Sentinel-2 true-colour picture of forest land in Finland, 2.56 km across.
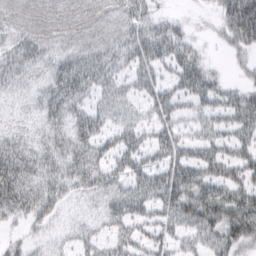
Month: March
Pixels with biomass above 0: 82%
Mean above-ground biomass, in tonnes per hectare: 33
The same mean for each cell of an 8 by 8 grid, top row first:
20 24 24 21 33 13 8 98
33 25 28 30 43 41 8 32
25 28 49 31 33 32 38 15
10 35 30 30 22 30 30 56
35 31 38 33 32 39 38 40
57 37 40 34 42 45 41 39
41 31 7 30 30 49 59 59
13 14 20 29 31 27 40 42
